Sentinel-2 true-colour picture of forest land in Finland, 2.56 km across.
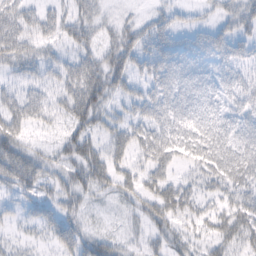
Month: February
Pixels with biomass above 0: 70%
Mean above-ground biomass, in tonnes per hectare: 39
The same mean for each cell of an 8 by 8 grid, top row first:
56 36 41 13 13 26 17 47
58 24 41 39 42 46 55 37
23 31 71 50 36 56 43 38
45 34 73 26 40 53 37 40
50 15 58 40 47 54 57 43
64 34 42 47 35 26 41 44
17 39 30 9 35 48 22 48
14 24 58 32 28 30 25 43
